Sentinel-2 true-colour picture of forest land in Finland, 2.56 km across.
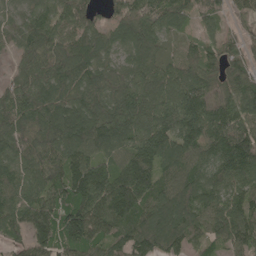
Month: May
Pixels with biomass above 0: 94%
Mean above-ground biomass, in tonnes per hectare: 112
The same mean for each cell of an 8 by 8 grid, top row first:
42 88 98 58 125 79 61 33
59 114 116 77 122 38 53 55
70 132 110 95 107 99 81 91
129 121 140 133 136 147 121 126
96 129 164 130 143 136 136 171
82 110 140 113 146 116 106 116
99 124 166 184 138 171 108 118
61 139 166 110 159 149 83 121
